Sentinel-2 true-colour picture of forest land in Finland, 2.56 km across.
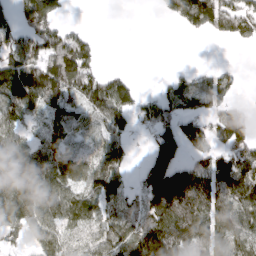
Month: April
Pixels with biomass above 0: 68%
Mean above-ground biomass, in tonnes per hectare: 92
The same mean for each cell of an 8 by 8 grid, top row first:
87 152 0 0 0 76 160 114
115 125 129 0 0 0 0 11
162 156 153 71 5 50 65 35
105 84 78 132 77 88 87 74
115 82 78 94 24 153 90 156
139 109 101 126 75 148 138 166
137 113 107 87 74 140 115 122
45 105 58 116 184 136 109 85
